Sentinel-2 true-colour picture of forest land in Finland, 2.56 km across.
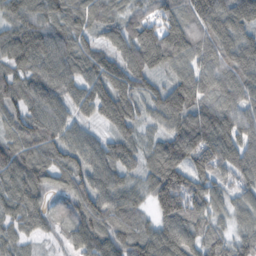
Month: November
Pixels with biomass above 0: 97%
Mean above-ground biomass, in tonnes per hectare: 89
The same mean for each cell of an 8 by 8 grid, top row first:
91 96 76 64 81 88 144 122
101 95 73 64 125 116 100 104
79 86 76 93 79 75 85 103
73 89 47 90 61 125 95 97
87 87 82 77 61 128 145 121
97 74 88 90 67 155 100 82
81 57 84 96 47 143 89 69
57 20 77 93 95 119 80 61
